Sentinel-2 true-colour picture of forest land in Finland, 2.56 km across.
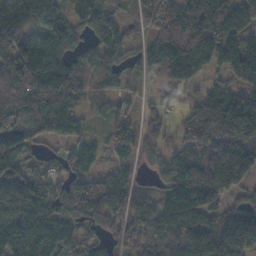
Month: November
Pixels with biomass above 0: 87%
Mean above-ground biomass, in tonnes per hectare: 119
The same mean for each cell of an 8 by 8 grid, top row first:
119 117 93 73 66 112 175 58
128 112 61 117 72 156 157 181
139 144 116 86 35 100 54 162
121 142 57 52 45 51 219 278
132 44 70 53 82 63 218 239
171 66 92 92 26 160 232 181
192 110 144 123 92 136 146 86
143 128 76 58 159 178 168 165
